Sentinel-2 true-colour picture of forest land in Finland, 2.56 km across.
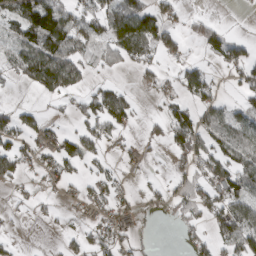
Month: March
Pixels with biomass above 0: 49%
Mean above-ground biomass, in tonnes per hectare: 48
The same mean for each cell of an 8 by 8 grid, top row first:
81 135 71 91 107 26 15 3
59 135 78 63 86 41 39 43
35 132 64 13 20 32 47 38
41 12 34 88 6 43 67 46
56 47 57 25 22 56 63 80
65 31 25 24 11 21 65 79
13 9 18 43 21 31 62 83
11 0 27 54 13 9 40 92
